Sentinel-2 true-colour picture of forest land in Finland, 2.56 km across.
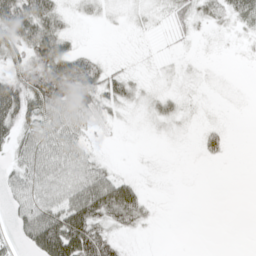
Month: May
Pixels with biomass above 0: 56%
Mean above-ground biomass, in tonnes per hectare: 26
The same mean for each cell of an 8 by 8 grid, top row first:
80 57 13 9 12 27 26 34
41 76 14 0 2 6 3 4
45 89 81 33 8 9 4 0
68 47 43 18 11 21 3 1
31 42 28 2 1 2 24 0
27 40 40 29 4 0 0 0
25 41 68 70 31 0 0 0
16 90 96 43 3 0 0 0
